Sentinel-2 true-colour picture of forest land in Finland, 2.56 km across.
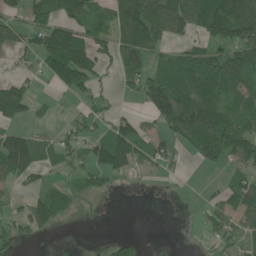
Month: June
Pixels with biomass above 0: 55%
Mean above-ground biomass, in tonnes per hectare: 63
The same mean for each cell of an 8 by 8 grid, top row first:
52 90 74 85 129 100 142 132
56 146 146 69 105 31 68 106
42 51 117 17 78 105 104 107
101 10 25 28 42 151 134 71
148 47 50 138 61 54 110 99
86 28 44 62 15 12 6 53
24 62 7 0 0 1 30 76
32 2 1 18 7 1 21 52
